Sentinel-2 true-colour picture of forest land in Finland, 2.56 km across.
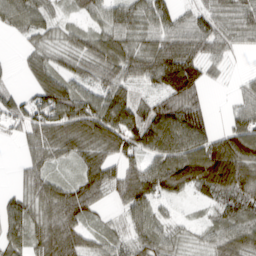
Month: March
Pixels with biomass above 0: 82%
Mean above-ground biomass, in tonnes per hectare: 71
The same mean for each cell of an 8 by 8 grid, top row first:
75 45 28 60 64 59 64 67
9 46 57 77 65 104 78 29
9 78 58 76 60 157 44 18
66 106 120 109 68 109 45 55
17 85 91 108 98 126 111 127
15 56 60 81 106 141 140 132
60 77 96 23 72 10 22 78
55 97 74 33 64 32 37 89
